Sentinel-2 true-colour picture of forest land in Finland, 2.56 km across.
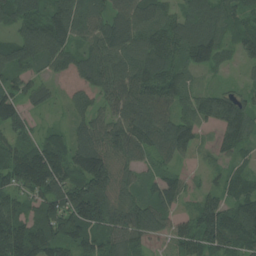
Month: July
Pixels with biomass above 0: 94%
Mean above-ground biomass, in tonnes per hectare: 101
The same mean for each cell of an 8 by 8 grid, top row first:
122 122 117 89 111 84 132 93
114 118 77 107 118 127 145 64
85 48 58 120 137 114 17 17
110 31 52 83 130 103 103 112
78 109 93 107 112 127 23 79
128 176 125 123 57 55 30 70
104 118 205 130 116 59 110 120
171 151 110 114 74 67 139 139
